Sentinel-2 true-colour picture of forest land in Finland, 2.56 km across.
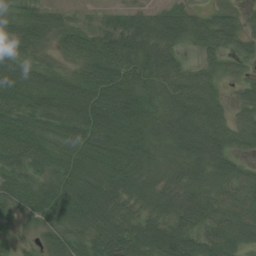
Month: July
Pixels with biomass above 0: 93%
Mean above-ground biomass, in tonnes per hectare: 52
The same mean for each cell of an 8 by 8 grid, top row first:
49 41 12 22 33 40 41 36
39 21 66 59 57 35 41 38
65 63 49 72 55 49 44 32
53 61 76 94 62 67 70 38
69 54 65 70 66 60 75 41
54 43 69 61 52 35 56 51
52 65 75 65 49 47 49 57
15 32 45 67 63 69 48 44
